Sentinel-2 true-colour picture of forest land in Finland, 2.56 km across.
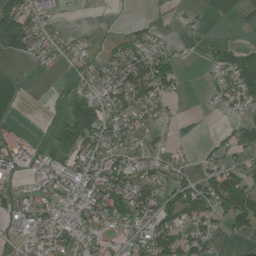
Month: July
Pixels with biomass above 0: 60%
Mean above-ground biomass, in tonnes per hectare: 60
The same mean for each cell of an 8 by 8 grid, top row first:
158 45 1 2 6 6 23 35
116 56 29 39 70 21 25 55
2 6 37 92 138 59 24 107
1 12 92 76 79 13 10 45
27 27 89 80 42 14 24 85
16 50 96 114 71 67 77 99
39 75 103 135 112 123 90 136
32 98 102 50 104 125 46 24
